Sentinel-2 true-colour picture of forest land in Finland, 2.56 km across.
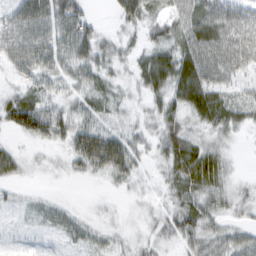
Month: February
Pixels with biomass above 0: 78%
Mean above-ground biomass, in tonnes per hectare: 31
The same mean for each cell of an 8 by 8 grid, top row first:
45 54 44 15 40 30 59 50
44 42 48 26 28 46 61 61
20 27 31 23 38 59 53 25
61 49 29 22 14 34 56 33
10 22 48 59 23 51 28 6
19 5 13 30 13 41 54 8
9 17 5 5 9 36 32 21
5 6 19 14 15 22 32 29
